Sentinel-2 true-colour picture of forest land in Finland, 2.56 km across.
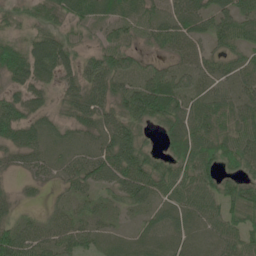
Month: June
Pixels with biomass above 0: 88%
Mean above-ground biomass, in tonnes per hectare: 51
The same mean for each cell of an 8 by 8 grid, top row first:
34 44 50 61 56 59 56 59
56 78 36 57 27 53 35 51
42 43 53 69 46 56 45 52
51 29 54 56 87 73 78 65
51 35 28 71 48 69 87 74
14 27 55 59 83 70 58 54
24 19 26 20 34 57 48 74
80 52 47 21 30 33 28 60
